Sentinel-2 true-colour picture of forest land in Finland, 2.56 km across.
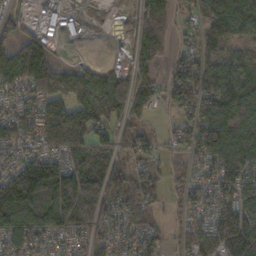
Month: November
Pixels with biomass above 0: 81%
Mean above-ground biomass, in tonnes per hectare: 98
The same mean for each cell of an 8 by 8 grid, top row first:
27 32 21 8 66 47 90 88
98 83 3 15 87 46 82 42
104 226 151 119 99 124 122 95
87 164 148 102 89 76 160 121
97 104 116 79 78 52 124 139
140 182 144 116 95 36 57 133
208 172 204 89 112 31 74 116
110 61 75 83 84 33 108 196
